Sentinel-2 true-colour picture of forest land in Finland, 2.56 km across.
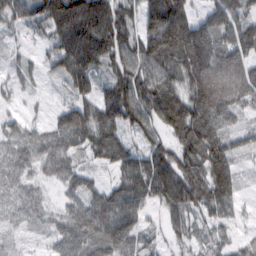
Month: February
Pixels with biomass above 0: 94%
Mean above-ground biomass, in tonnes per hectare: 81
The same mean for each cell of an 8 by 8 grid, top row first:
69 127 163 114 92 156 59 77
19 40 151 105 103 149 121 93
35 22 90 73 94 81 144 105
25 25 92 120 94 142 132 56
69 69 73 114 50 91 143 43
73 41 55 36 118 129 145 49
75 34 71 98 65 86 81 32
25 30 88 100 36 41 27 35
